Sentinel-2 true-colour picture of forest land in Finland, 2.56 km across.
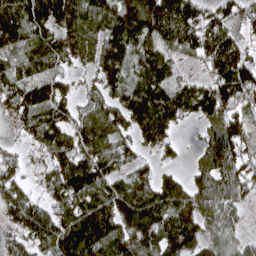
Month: April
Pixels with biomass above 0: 85%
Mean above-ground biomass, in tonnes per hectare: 99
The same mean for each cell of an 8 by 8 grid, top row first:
142 148 129 116 168 173 89 81
94 110 111 95 93 88 123 83
105 88 31 81 96 53 78 138
81 117 63 95 129 105 101 79
14 96 97 101 74 43 57 96
64 62 150 98 64 42 95 118
112 77 109 117 150 133 100 54
60 131 165 141 127 136 91 52
